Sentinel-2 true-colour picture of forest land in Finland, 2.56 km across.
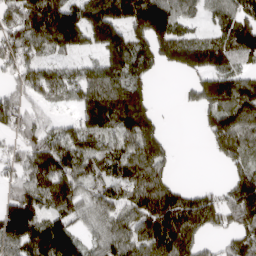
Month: April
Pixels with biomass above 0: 79%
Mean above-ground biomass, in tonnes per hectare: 125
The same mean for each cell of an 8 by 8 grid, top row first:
126 287 184 190 206 137 61 138
147 130 92 149 114 183 160 152
87 132 114 134 77 7 120 137
124 43 102 200 152 4 92 137
72 138 166 115 183 14 43 129
84 164 140 119 154 31 0 97
178 114 105 115 150 209 138 160
173 173 94 129 170 210 43 101
